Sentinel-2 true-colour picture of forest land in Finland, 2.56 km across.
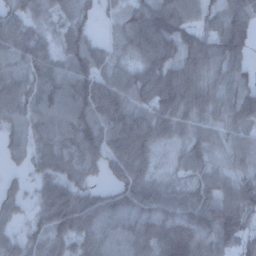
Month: December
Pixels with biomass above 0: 91%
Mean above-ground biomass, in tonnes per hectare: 78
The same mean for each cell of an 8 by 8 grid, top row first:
67 44 40 20 94 98 50 92
86 61 74 37 103 102 87 105
71 93 111 80 86 100 72 43
69 87 99 98 78 92 65 72
48 83 125 89 94 46 62 49
19 77 56 47 66 36 58 54
39 95 124 83 111 115 121 90
50 85 80 71 115 191 87 79
